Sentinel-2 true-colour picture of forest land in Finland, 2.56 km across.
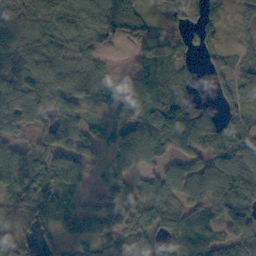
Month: November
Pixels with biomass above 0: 83%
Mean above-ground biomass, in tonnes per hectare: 72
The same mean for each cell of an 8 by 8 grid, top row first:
75 88 102 101 32 25 94 32
99 80 57 21 26 39 66 25
93 84 79 27 25 71 35 87
94 64 75 79 75 145 57 101
47 69 69 52 120 83 97 117
114 97 52 58 51 76 95 116
93 93 35 83 95 64 66 105
114 44 58 54 66 62 51 85
